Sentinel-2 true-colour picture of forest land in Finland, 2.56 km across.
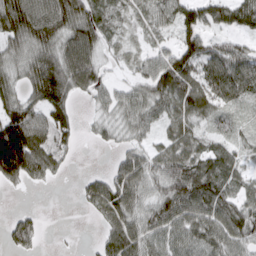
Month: March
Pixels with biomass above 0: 80%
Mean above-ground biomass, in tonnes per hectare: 68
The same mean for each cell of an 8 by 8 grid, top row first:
157 135 103 38 41 83 83 91
60 90 121 24 23 68 63 49
48 149 105 31 53 109 89 88
98 103 18 48 69 68 63 25
181 93 20 27 41 72 46 35
95 50 14 62 80 89 89 46
11 1 12 94 65 92 95 75
71 5 3 82 75 62 79 77
